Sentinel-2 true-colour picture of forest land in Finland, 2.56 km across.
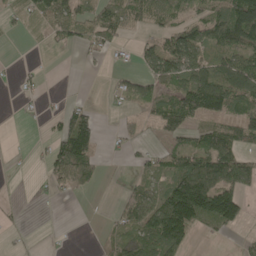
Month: May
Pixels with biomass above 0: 53%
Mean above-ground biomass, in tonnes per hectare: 56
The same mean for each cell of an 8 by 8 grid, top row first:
20 57 60 74 60 58 76 169
0 13 40 45 32 96 76 104
15 3 1 16 50 77 125 122
3 12 61 15 30 120 97 83
1 36 143 12 21 47 80 78
2 44 84 2 31 100 150 133
7 1 0 16 82 175 157 96
8 3 0 43 96 121 8 13
